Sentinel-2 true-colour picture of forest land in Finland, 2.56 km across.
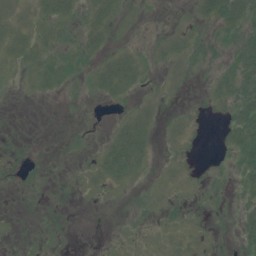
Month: July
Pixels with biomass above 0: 35%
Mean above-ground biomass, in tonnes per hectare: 5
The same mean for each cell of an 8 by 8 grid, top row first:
3 9 7 7 1 0 13 23
5 4 9 5 2 6 4 15
0 9 4 18 4 1 3 24
0 0 1 1 4 1 1 21
1 0 1 7 9 2 0 19
2 2 2 10 2 1 4 8
1 1 0 0 2 4 4 7
1 2 0 1 1 3 3 7
